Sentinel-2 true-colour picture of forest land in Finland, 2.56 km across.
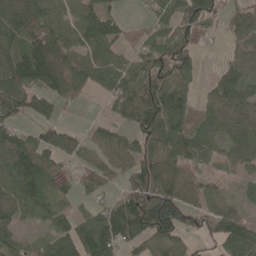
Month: May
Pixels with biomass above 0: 76%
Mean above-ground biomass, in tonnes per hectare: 68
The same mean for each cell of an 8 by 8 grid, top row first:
103 84 69 48 17 69 82 51
74 105 65 64 56 70 3 43
115 100 78 84 79 80 18 73
67 41 7 34 106 91 61 96
89 70 46 64 54 73 71 92
101 63 30 45 122 68 32 36
70 59 29 69 141 137 55 35
50 42 94 112 73 63 32 107
